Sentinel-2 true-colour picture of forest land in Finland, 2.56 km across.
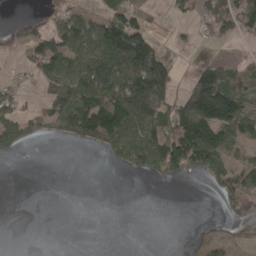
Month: April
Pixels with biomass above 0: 46%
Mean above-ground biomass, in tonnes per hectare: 64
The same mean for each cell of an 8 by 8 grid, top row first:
1 26 52 78 26 21 78 111
28 71 91 164 146 12 14 8
28 83 141 157 189 56 152 87
87 98 172 181 196 99 119 117
73 13 39 114 152 164 184 76
0 0 0 0 36 52 72 89
0 0 0 0 0 0 0 52
0 0 0 0 0 0 49 46
